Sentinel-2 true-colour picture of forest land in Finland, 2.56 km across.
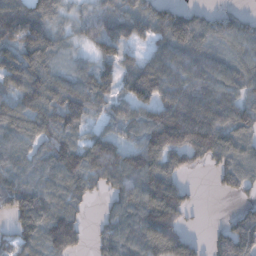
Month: December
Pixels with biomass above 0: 83%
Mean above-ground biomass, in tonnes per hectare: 101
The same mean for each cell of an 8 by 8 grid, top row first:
151 91 32 85 109 124 56 55
126 121 33 82 54 145 105 104
122 122 94 90 181 139 131 111
105 109 109 62 94 152 145 105
83 88 103 101 120 124 126 93
93 92 134 118 158 72 16 96
101 120 58 59 140 128 1 34
93 132 64 101 135 130 32 154
